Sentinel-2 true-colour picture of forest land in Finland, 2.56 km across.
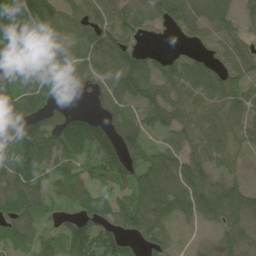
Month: June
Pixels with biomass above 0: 84%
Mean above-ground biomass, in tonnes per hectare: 81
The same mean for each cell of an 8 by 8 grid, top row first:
125 103 71 90 75 89 86 45
82 87 68 113 38 11 22 63
73 75 50 101 134 97 92 73
95 66 37 86 76 88 82 82
111 119 125 123 80 66 91 58
106 58 58 93 98 113 89 35
76 48 62 73 123 107 110 107
70 51 133 99 80 27 37 95
